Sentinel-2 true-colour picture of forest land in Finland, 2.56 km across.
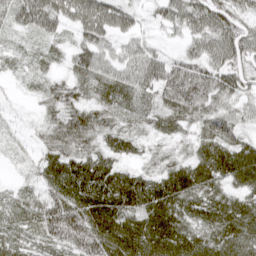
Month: April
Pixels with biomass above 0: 90%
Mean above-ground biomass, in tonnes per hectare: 52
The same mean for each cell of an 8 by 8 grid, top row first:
47 72 61 66 24 55 76 51
17 20 44 40 46 15 60 79
12 24 43 61 70 78 71 67
7 31 52 50 45 53 59 45
12 37 51 39 25 25 62 55
8 48 79 69 41 64 68 69
20 58 75 79 71 70 63 67
22 39 81 81 83 78 57 75
